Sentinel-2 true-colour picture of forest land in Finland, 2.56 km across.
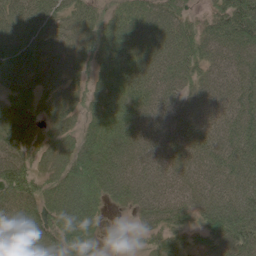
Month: May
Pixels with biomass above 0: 92%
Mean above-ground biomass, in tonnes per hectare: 73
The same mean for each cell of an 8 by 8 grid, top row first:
64 67 59 52 78 63 39 125
80 60 52 76 96 92 70 103
70 60 42 80 98 80 63 90
57 53 46 90 81 73 76 101
66 61 58 94 85 77 82 102
81 54 101 97 81 67 70 83
77 73 114 30 66 72 79 100
77 80 103 2 31 38 57 99
